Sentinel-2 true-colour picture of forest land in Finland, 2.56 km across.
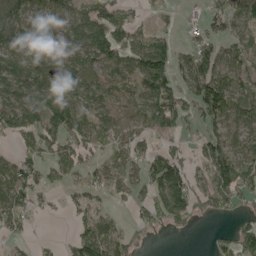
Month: May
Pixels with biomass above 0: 71%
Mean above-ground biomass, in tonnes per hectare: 66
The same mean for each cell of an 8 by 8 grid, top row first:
102 68 68 81 21 16 39 85
84 60 91 120 96 56 71 66
108 108 82 86 101 69 104 67
95 107 72 78 89 91 87 83
31 72 69 57 40 22 65 50
94 50 33 57 68 114 69 96
90 21 41 23 44 89 40 32
22 9 64 62 19 3 11 90
